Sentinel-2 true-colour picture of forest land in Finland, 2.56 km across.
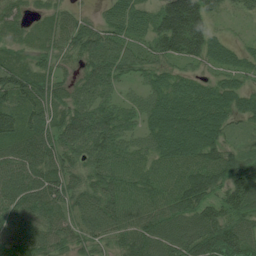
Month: July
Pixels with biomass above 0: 93%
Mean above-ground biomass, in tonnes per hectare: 74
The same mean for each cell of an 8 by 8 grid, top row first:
46 36 40 61 66 180 70 25
33 49 76 91 56 110 84 35
91 65 58 79 48 51 41 45
88 79 85 87 71 104 100 58
84 89 88 97 59 105 96 24
80 100 57 84 62 75 84 98
83 91 76 81 67 73 65 96
84 78 57 52 75 82 96 103
